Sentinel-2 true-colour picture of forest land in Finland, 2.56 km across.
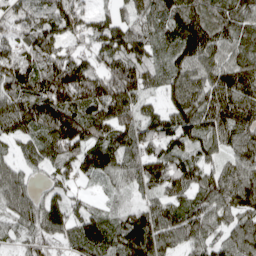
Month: April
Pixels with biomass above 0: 93%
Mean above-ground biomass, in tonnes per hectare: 108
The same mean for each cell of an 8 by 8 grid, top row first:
88 82 85 71 94 137 132 101
76 105 63 119 95 113 136 85
149 167 166 159 114 106 123 151
152 161 143 129 86 126 132 142
66 118 121 127 100 101 83 106
107 52 58 76 121 129 83 117
125 112 55 38 95 100 116 116
51 78 105 99 166 97 91 116
